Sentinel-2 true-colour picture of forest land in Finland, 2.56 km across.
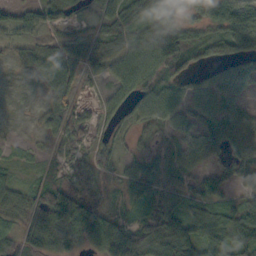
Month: October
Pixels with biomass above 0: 79%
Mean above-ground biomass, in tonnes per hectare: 56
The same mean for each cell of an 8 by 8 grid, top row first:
46 54 16 41 32 44 47 60
26 44 43 45 72 122 54 67
2 59 40 33 63 50 37 57
2 50 35 39 58 47 50 52
15 26 57 41 20 36 54 63
23 32 31 29 70 45 64 47
48 132 126 35 66 77 71 84
45 86 81 121 115 142 104 98
